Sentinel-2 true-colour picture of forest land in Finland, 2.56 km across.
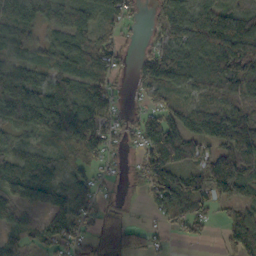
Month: October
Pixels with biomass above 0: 81%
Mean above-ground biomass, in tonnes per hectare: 80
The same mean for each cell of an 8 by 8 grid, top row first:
88 78 81 59 18 78 115 110
68 60 76 65 23 103 146 174
99 101 66 51 64 86 102 108
108 170 119 62 52 84 98 86
51 32 100 43 81 143 86 152
77 74 46 21 69 90 122 127
84 67 79 30 19 91 59 67
37 75 55 104 60 13 17 135
